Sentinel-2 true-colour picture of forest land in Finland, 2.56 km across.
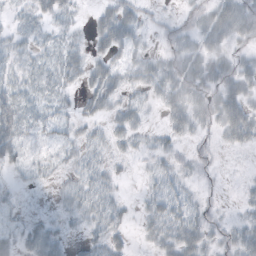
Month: October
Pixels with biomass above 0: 67%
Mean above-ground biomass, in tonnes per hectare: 21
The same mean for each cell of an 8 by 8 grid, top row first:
8 18 5 37 12 9 35 47
17 12 11 36 12 24 28 17
19 15 18 31 25 36 36 38
31 14 16 20 16 31 31 51
26 11 22 17 12 14 10 23
6 9 23 16 11 25 7 3
7 2 26 27 18 37 15 9
23 36 9 25 12 43 24 35
